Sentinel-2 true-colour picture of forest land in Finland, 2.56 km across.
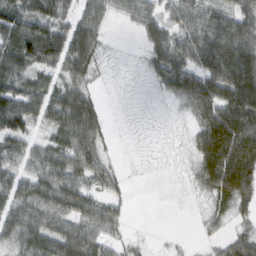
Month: February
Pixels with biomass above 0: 75%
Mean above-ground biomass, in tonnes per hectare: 52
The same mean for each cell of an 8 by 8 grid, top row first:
70 62 57 31 48 48 58 61
79 91 89 5 23 71 83 92
60 37 60 4 7 79 76 95
87 68 104 4 1 9 70 97
45 47 80 16 1 7 85 107
57 78 65 39 1 2 71 125
71 80 69 38 0 0 29 44
63 81 87 35 6 4 16 60
